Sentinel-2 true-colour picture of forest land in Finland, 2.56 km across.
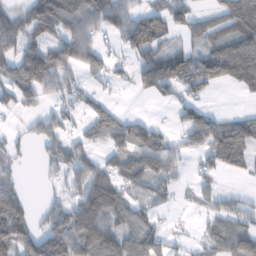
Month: February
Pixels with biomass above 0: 63%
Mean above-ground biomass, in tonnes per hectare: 72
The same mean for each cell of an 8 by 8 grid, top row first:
52 120 135 108 81 72 44 115
74 94 116 30 104 47 76 134
90 100 47 40 71 105 95 120
32 37 43 71 6 26 48 26
23 50 56 80 100 45 102 134
36 15 90 94 95 38 38 27
101 33 117 127 46 15 39 52
113 104 132 113 96 18 49 84
